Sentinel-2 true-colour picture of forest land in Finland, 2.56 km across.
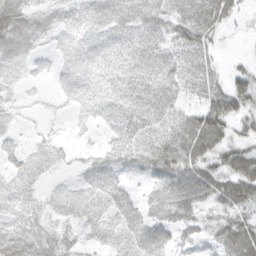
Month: March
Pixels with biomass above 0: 81%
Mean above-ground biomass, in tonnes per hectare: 51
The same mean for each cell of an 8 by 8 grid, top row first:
80 54 45 99 107 77 71 16
75 20 38 61 90 56 33 2
18 19 54 45 79 53 36 44
17 5 21 57 86 55 82 55
24 27 14 51 61 63 75 38
33 20 27 74 41 75 71 78
32 29 39 67 57 86 34 45
81 60 41 39 95 53 28 81
